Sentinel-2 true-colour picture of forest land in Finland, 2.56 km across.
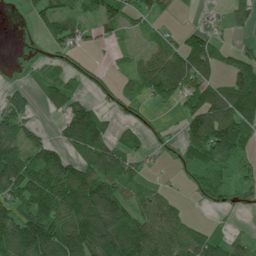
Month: July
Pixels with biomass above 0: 66%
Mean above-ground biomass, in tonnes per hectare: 68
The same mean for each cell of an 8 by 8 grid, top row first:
2 60 39 64 52 12 11 29
1 24 28 16 21 66 84 26
8 65 34 17 73 139 77 111
86 21 72 23 23 23 139 134
112 78 113 67 31 20 152 90
152 133 130 90 25 5 75 21
88 98 129 119 63 47 22 17
133 156 139 160 134 79 77 28
